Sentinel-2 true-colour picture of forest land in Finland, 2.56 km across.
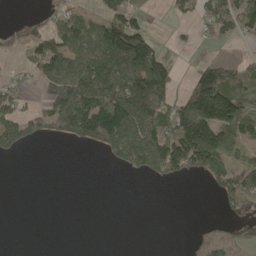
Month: May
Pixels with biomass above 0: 46%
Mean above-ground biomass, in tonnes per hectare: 64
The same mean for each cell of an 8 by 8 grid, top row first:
1 26 52 78 26 21 78 111
28 71 91 164 146 12 14 8
28 83 141 157 189 56 152 87
87 98 172 181 196 99 119 117
73 13 39 114 152 164 184 76
0 0 0 0 36 52 72 89
0 0 0 0 0 0 0 52
0 0 0 0 0 0 49 46
